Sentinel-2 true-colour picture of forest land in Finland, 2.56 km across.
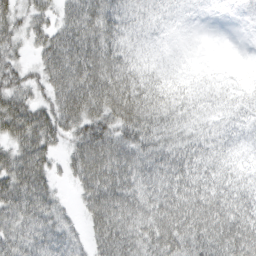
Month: March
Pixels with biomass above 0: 90%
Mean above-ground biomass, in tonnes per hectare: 56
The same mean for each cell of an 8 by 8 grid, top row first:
44 36 78 69 39 19 5 8
33 53 80 72 27 5 1 0
49 51 91 94 65 29 18 14
74 50 84 87 87 60 30 33
52 49 62 79 70 59 45 27
74 44 61 94 73 75 63 46
66 55 27 91 77 84 84 73
56 57 24 85 69 83 78 91
